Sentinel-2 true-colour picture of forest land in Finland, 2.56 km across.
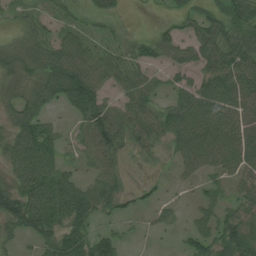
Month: August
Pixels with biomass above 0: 75%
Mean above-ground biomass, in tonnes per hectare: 44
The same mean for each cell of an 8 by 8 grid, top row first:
24 38 29 26 2 19 36 56
44 54 56 36 34 46 61 72
45 64 87 41 45 23 55 69
39 27 53 58 52 55 66 50
54 62 36 75 38 42 65 60
46 77 28 45 9 13 28 32
64 85 67 27 17 18 35 36
19 41 57 40 5 8 53 66
